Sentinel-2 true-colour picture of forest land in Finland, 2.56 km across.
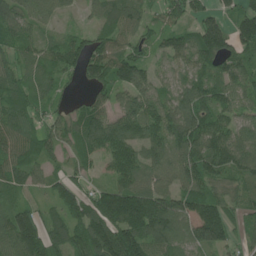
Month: June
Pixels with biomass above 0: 89%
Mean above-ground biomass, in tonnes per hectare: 91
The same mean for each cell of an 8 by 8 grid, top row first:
86 68 23 84 56 68 72 99
65 59 81 81 57 93 142 98
89 63 57 117 86 66 97 86
93 52 59 74 106 94 109 59
89 72 88 117 98 96 139 93
91 60 46 70 76 86 115 78
86 43 109 177 187 131 137 56
140 137 129 167 141 94 127 41
